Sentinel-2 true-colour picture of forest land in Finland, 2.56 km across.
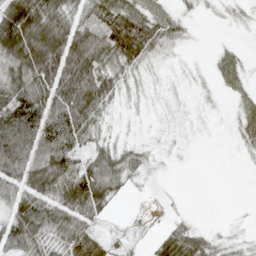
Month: April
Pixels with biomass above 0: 63%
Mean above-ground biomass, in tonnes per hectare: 40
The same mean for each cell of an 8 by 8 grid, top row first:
113 83 38 70 59 22 2 6
115 122 95 72 60 8 2 10
63 92 110 40 7 2 6 27
89 78 86 11 3 4 1 28
93 69 39 26 9 2 0 14
67 88 80 54 11 0 0 0
50 67 81 15 2 1 0 0
60 54 52 21 11 67 28 9
